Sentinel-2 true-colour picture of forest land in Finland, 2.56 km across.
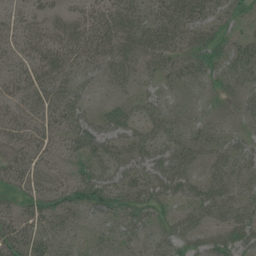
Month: July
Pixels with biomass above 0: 77%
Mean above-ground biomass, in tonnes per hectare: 33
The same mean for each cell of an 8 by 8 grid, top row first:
19 24 30 35 30 44 32 23
24 35 38 37 38 34 41 27
29 32 24 19 15 19 24 25
25 32 35 34 29 12 11 29
27 27 48 40 39 36 28 25
32 23 38 44 45 68 31 35
29 42 36 44 47 28 52 57
45 29 13 23 28 40 30 51
